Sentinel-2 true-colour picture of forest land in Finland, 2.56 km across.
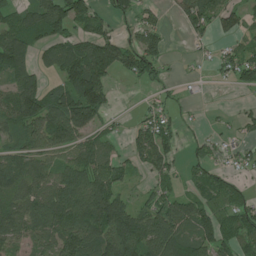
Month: July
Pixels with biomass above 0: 66%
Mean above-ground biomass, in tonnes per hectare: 62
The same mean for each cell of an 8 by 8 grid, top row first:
59 119 83 45 30 33 70 57
110 62 76 105 85 1 13 37
69 40 129 45 51 14 8 49
105 107 147 27 23 18 4 15
53 74 55 33 63 40 24 21
86 63 87 77 23 34 49 19
73 95 107 131 49 85 65 55
56 66 110 128 96 89 77 59
